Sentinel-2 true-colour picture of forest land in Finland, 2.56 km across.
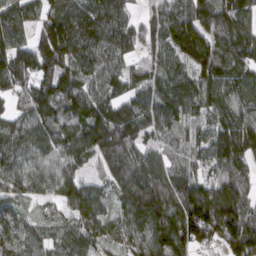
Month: March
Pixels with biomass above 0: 93%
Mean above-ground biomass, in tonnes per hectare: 133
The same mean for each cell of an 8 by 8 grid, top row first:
143 131 152 158 49 159 137 145
151 194 163 139 74 148 159 156
144 127 135 128 108 137 152 150
92 131 138 153 141 126 114 127
147 121 150 184 111 92 116 204
117 103 81 110 164 116 75 106
91 66 135 78 185 187 238 166
114 90 127 87 123 181 109 207
